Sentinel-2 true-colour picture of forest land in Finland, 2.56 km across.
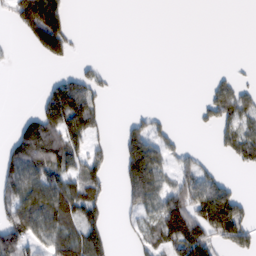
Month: February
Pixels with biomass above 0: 43%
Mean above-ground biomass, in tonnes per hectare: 60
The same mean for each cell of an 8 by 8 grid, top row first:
89 198 0 0 0 0 0 0
4 125 5 0 0 0 0 0
0 25 74 11 0 0 13 24
4 129 163 2 17 1 47 102
104 176 61 24 127 28 2 90
123 93 83 20 169 69 58 5
101 123 137 13 75 111 184 96
122 84 115 37 54 129 112 99
